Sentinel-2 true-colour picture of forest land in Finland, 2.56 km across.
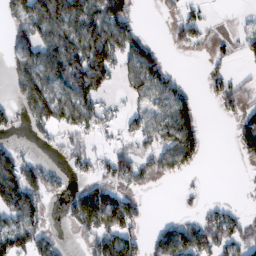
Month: February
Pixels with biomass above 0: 52%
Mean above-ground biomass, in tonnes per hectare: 56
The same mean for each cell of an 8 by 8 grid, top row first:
65 108 101 124 7 30 15 8
58 89 103 117 68 21 20 32
59 94 106 43 94 40 29 27
31 95 97 32 54 102 1 42
20 15 45 29 48 101 16 50
123 56 25 74 52 34 1 1
121 31 105 137 20 4 30 16
71 47 20 88 43 109 93 64
